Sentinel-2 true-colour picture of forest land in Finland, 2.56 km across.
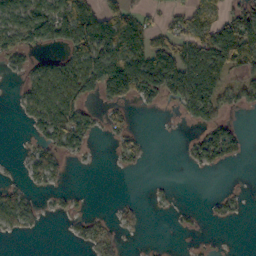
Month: October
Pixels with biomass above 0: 46%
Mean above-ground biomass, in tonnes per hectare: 52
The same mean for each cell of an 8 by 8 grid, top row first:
87 97 109 86 52 46 70 106
75 36 112 94 101 103 130 178
16 100 114 163 133 144 132 54
14 94 66 26 13 22 95 26
2 53 50 22 24 2 102 40
5 66 0 1 3 1 5 0
88 10 9 9 11 13 9 15
7 0 35 48 2 1 4 0
